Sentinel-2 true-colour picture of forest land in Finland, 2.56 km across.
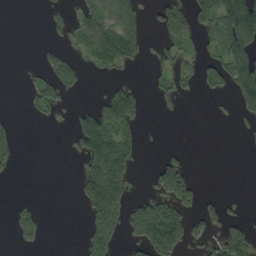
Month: September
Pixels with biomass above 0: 33%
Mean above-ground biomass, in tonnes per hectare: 47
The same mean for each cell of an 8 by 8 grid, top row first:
0 16 44 94 55 63 79 212
0 14 39 119 45 52 32 174
0 47 28 18 5 50 36 137
3 28 39 137 33 8 3 40
42 0 79 121 19 3 0 1
5 0 41 131 5 112 0 0
22 3 14 108 82 85 34 7
16 7 17 61 83 106 37 91
